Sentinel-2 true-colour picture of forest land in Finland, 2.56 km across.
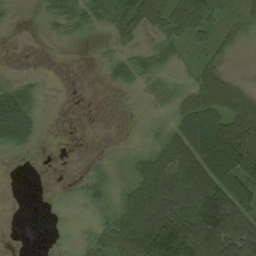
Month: August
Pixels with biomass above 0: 65%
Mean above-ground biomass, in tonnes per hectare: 45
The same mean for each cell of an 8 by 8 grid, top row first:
10 27 48 79 61 71 49 27
2 2 1 30 27 32 30 14
20 6 0 21 40 21 51 14
98 8 1 2 15 45 76 63
51 3 2 1 9 89 98 95
0 3 19 25 89 90 109 79
0 6 18 42 103 101 161 96
1 4 19 67 111 118 151 102
